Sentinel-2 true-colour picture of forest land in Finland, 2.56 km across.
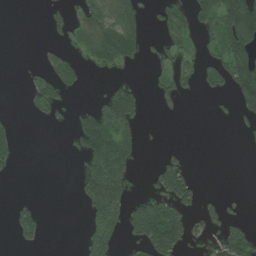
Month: July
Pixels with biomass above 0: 33%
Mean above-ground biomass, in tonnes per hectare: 47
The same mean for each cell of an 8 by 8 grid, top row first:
0 16 44 94 55 63 79 212
0 14 39 119 45 52 32 174
0 47 28 18 5 50 36 137
3 28 39 137 33 8 3 40
42 0 79 121 19 3 0 1
5 0 41 131 5 112 0 0
22 3 14 108 82 85 34 7
16 7 17 61 83 106 37 91
